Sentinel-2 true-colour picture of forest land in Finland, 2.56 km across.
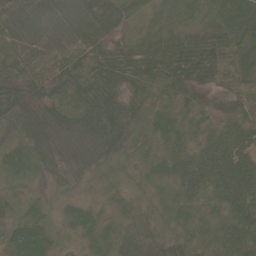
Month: May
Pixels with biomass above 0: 98%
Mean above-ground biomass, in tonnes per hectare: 51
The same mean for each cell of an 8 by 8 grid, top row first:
87 51 60 60 26 42 29 75
67 59 61 62 62 112 108 55
73 74 65 74 72 84 60 56
63 62 66 62 31 35 26 50
38 55 41 55 18 35 52 52
36 30 31 18 23 47 74 89
24 26 32 22 20 33 26 60
59 45 26 50 47 32 26 60
